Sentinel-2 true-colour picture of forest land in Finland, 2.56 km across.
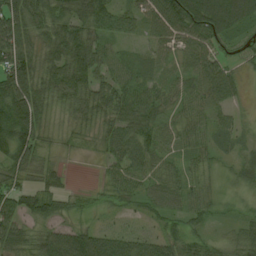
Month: August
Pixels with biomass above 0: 86%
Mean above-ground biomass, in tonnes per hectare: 49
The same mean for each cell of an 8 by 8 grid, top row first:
89 71 66 65 53 94 102 71
97 49 77 30 21 48 53 29
89 57 74 56 39 33 62 28
97 37 47 56 65 36 40 16
91 17 11 48 70 41 30 16
50 39 0 37 53 38 23 24
55 61 25 23 29 35 37 11
64 67 75 55 43 48 30 47
